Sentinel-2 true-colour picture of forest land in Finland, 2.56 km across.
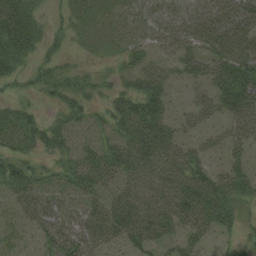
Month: August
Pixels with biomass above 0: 75%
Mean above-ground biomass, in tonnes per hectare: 33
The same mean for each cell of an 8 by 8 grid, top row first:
48 13 20 19 33 40 42 54
39 20 10 13 22 36 36 50
18 32 23 16 31 17 35 55
26 10 31 29 47 14 25 46
28 30 32 31 49 41 21 28
40 22 43 37 46 61 46 35
21 43 31 46 59 67 65 24
13 40 53 32 44 32 18 12
